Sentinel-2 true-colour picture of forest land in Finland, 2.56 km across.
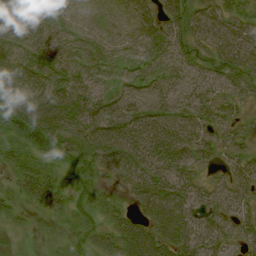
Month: August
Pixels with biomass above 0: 91%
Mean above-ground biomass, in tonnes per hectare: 44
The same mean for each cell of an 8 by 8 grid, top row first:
58 38 12 10 36 45 49 40
53 55 35 23 34 44 44 57
65 60 36 23 29 42 48 47
77 77 62 57 56 50 40 21
40 55 49 71 68 63 37 25
27 36 42 30 53 53 22 37
19 26 33 28 40 77 52 43
7 8 31 43 72 71 70 40
